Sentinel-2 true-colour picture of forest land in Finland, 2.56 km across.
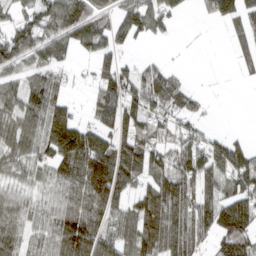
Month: March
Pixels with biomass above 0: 72%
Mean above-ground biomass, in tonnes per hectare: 73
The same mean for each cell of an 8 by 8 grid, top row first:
50 101 108 62 111 41 39 82
100 78 70 66 6 1 0 33
42 67 11 103 77 45 1 8
74 102 23 105 93 71 11 0
66 97 142 113 85 69 70 47
36 49 105 136 71 121 88 103
73 48 102 75 96 105 106 119
67 62 165 77 91 113 51 110
